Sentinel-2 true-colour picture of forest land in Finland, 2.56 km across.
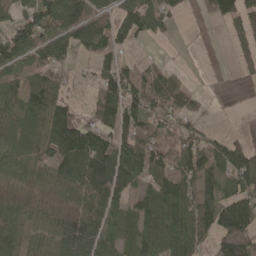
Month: May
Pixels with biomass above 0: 72%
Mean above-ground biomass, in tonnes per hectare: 73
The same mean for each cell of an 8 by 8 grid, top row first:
50 101 108 62 111 41 39 82
100 78 70 66 6 1 0 33
42 67 11 103 77 45 1 8
74 102 23 105 93 71 11 0
66 97 142 113 85 69 70 47
36 49 105 136 71 121 88 103
73 48 102 75 96 105 106 119
67 62 165 77 91 113 51 110
